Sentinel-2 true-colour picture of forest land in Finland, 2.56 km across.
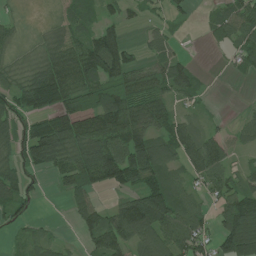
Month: July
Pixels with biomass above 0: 73%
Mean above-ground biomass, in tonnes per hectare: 73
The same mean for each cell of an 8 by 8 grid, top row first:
16 7 57 37 22 29 20 93
31 50 85 134 32 29 15 72
47 122 87 66 61 96 6 11
99 102 71 149 108 52 12 12
76 177 111 116 122 127 110 40
79 39 107 108 135 57 98 59
65 0 66 59 188 128 40 127
16 37 28 116 94 100 59 185
